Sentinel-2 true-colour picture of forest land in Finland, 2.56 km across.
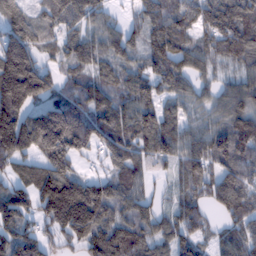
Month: February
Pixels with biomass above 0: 88%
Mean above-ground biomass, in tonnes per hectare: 113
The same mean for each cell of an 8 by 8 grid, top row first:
148 111 118 43 85 105 106 126
195 78 108 92 81 102 80 120
262 111 80 81 106 100 47 79
176 159 132 131 121 79 72 132
185 201 140 131 108 107 107 133
82 161 89 85 70 59 98 122
139 155 258 122 72 70 61 116
131 55 109 157 100 110 52 107
